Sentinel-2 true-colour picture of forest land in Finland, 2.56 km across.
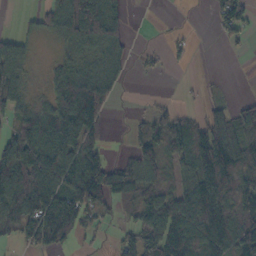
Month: October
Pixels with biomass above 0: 64%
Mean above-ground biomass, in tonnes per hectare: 72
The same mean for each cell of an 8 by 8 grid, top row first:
6 51 169 87 0 1 13 75
46 5 66 64 10 13 0 10
67 31 107 66 4 1 5 0
69 75 168 30 13 38 52 74
111 118 113 10 77 86 155 113
124 162 147 114 94 50 124 93
122 157 117 37 78 103 125 120
42 92 21 14 113 112 113 130
